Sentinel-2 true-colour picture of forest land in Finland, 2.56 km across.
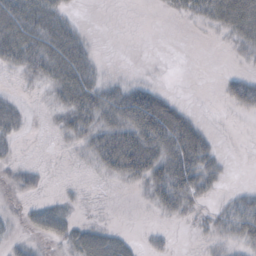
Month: October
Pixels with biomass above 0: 49%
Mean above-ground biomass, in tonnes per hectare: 19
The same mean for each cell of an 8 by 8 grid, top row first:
46 35 3 0 0 9 26 61
50 40 27 0 0 0 0 14
4 25 41 9 7 0 0 24
20 6 39 36 79 33 0 11
11 0 14 51 57 50 22 0
13 4 1 17 36 53 24 0
3 15 4 0 2 24 6 21
7 10 28 30 7 3 9 21
